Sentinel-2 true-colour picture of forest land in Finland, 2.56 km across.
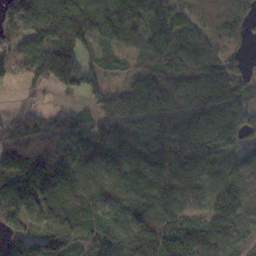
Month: November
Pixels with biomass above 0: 87%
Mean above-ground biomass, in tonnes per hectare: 105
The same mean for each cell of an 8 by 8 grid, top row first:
112 104 130 125 91 92 79 86
70 120 74 47 73 131 117 41
27 128 129 29 98 105 126 69
38 37 39 99 107 101 113 85
86 119 98 140 121 156 120 53
19 109 110 122 150 163 71 80
101 149 104 117 154 122 73 128
123 205 95 128 209 194 163 90
